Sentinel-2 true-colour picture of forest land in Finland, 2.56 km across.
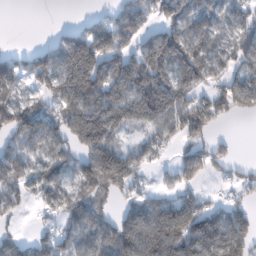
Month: February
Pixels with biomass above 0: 72%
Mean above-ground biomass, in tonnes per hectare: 112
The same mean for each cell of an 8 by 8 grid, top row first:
0 0 17 84 112 92 82 82
16 77 247 164 136 213 126 84
112 121 222 184 239 161 94 85
106 72 163 202 204 151 130 66
93 103 133 131 73 58 77 11
106 86 137 204 46 68 60 52
47 41 119 63 115 128 93 87
62 57 99 167 180 200 222 180
